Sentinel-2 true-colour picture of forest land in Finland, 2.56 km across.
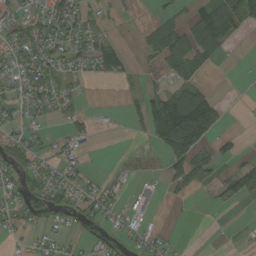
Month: August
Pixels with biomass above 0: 44%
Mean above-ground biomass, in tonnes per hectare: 29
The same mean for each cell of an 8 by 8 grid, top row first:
28 54 41 10 2 19 60 60
39 42 36 47 17 87 58 2
26 58 20 21 16 38 14 0
24 28 17 2 51 136 99 0
40 15 14 0 8 110 45 15
31 32 21 5 2 55 40 63
24 31 30 25 11 2 5 5
9 18 8 18 22 4 0 3
